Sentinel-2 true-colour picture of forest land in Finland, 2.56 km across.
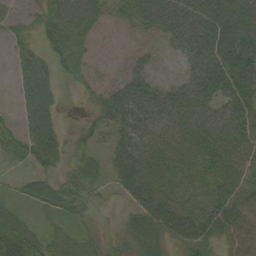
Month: September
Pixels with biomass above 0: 89%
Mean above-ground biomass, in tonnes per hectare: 45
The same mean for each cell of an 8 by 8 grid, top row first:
23 45 58 25 55 69 73 84
29 44 45 10 16 29 68 100
25 34 26 23 43 22 70 81
23 36 8 54 62 56 50 57
55 71 29 34 55 49 62 62
13 37 55 28 63 47 48 54
21 31 33 9 58 64 56 48
67 38 36 23 49 48 48 39
